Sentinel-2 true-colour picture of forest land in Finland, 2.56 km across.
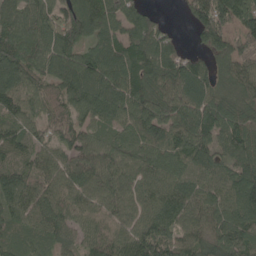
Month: May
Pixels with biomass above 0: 94%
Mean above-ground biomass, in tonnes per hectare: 98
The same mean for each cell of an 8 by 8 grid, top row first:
101 94 125 112 82 6 138 126
134 121 87 91 122 67 76 89
102 98 121 120 113 128 87 89
92 81 87 97 119 112 134 100
93 63 87 84 98 101 90 114
104 89 101 98 91 98 89 113
85 104 77 83 81 107 93 123
62 74 60 106 140 97 102 107
